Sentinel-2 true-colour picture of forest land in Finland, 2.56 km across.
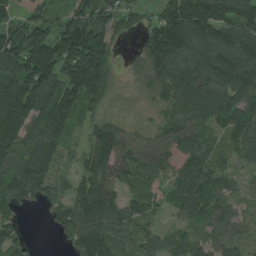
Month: August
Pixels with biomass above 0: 88%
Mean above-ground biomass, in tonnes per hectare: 90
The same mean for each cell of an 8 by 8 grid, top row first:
68 65 87 75 51 142 135 109
128 186 189 62 69 160 131 162
117 131 193 65 46 122 102 117
147 128 74 34 19 71 113 99
113 103 29 134 73 94 47 90
103 91 75 84 57 57 88 29
67 54 107 113 68 45 92 29
69 2 108 98 68 60 60 40
